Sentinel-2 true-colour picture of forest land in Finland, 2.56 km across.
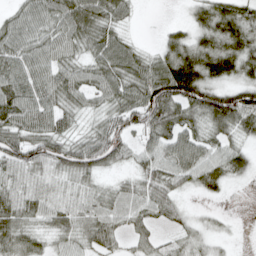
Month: April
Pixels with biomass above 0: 85%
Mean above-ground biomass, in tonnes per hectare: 57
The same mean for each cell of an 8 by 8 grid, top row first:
46 64 80 57 2 2 77 81
71 66 49 78 22 79 83 87
72 65 53 69 85 128 72 55
79 67 40 56 86 67 95 105
70 80 51 77 45 70 52 38
59 52 57 23 54 59 62 28
69 61 57 63 54 35 10 0
58 29 48 38 32 35 32 2
